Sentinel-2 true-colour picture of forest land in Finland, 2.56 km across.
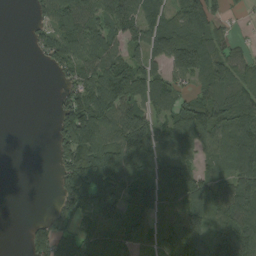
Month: September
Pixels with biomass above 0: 72%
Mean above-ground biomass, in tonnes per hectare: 82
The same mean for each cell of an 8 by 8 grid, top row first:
0 77 105 121 76 65 120 17
0 79 120 80 94 137 105 31
0 4 81 136 111 61 111 73
0 3 157 117 114 73 142 86
0 10 171 113 145 85 76 100
0 3 139 168 125 100 63 99
0 21 99 133 72 61 99 126
0 116 101 98 70 103 126 149
